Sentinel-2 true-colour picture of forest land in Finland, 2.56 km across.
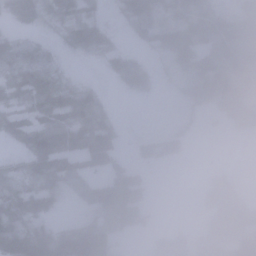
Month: January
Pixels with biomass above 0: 66%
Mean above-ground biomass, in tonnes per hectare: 47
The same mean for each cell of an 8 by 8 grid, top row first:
37 30 54 9 59 45 65 58
42 18 37 35 23 99 54 82
48 49 13 19 36 14 89 99
33 64 69 17 1 4 28 81
23 81 69 70 25 27 0 1
36 62 54 71 39 0 38 24
50 32 11 96 57 0 73 92
116 81 96 73 6 53 76 75
